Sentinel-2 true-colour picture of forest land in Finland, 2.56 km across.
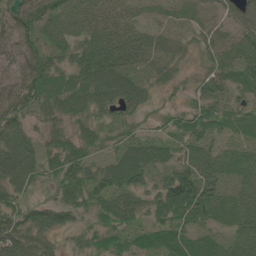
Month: June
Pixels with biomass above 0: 89%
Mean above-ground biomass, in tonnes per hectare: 64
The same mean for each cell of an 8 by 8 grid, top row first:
68 73 51 50 26 30 32 63
66 66 55 90 68 38 33 62
72 113 82 92 48 36 53 61
90 61 63 58 38 39 71 54
80 49 68 48 67 51 52 44
89 52 86 87 91 114 75 58
68 60 69 74 53 114 78 75
78 47 41 61 53 74 47 61
